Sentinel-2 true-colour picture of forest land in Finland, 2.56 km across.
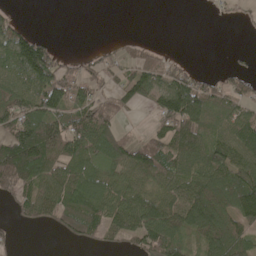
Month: May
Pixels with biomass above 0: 64%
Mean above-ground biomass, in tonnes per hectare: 78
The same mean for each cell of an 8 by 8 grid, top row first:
20 0 0 0 0 0 5 17
134 76 1 22 35 1 0 3
85 139 85 42 104 97 41 57
106 110 103 72 16 171 116 67
151 162 128 117 74 151 116 110
140 96 95 66 93 97 115 115
45 90 116 98 116 108 167 144
8 1 51 41 95 101 119 115
